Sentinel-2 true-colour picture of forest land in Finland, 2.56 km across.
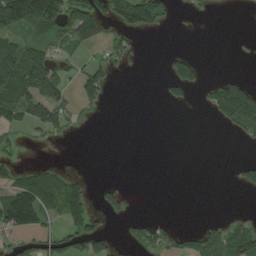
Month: August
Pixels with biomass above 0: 32%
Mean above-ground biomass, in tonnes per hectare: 34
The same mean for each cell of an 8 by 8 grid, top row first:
117 124 84 55 96 4 2 0
57 39 31 26 1 4 0 2
90 88 38 22 0 72 15 21
61 77 18 0 0 1 15 110
17 10 0 0 0 0 0 6
36 53 17 0 0 0 0 22
171 67 60 36 0 0 0 2
27 46 61 22 50 50 42 85
